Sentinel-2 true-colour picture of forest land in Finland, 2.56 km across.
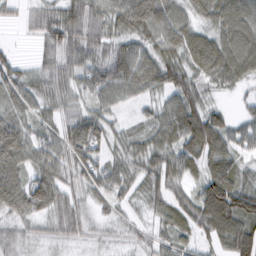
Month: February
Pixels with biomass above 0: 91%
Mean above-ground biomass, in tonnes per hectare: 66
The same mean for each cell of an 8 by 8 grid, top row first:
21 65 91 72 112 60 53 78
13 54 92 76 74 74 87 85
69 58 70 99 82 82 56 50
62 46 55 42 24 92 75 26
113 72 122 56 53 70 97 50
84 89 69 80 67 59 74 55
73 74 57 39 35 65 129 115
45 29 31 24 35 48 35 107
